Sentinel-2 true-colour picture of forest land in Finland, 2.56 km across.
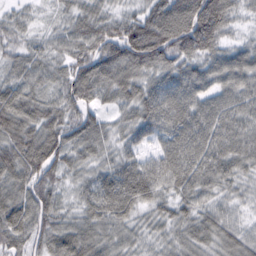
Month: February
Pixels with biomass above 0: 98%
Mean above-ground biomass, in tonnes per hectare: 70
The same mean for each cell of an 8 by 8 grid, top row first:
32 17 55 49 80 131 142 40
41 43 66 92 139 109 86 47
58 51 89 88 72 85 71 79
92 66 74 38 78 96 79 74
88 98 73 48 59 82 88 73
76 71 39 75 95 89 77 51
82 70 43 86 48 51 49 29
68 76 83 56 35 47 52 56
